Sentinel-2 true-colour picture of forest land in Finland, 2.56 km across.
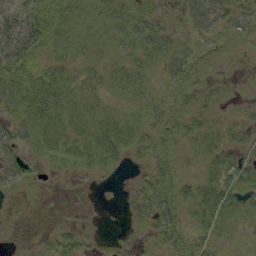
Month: September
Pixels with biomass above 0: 77%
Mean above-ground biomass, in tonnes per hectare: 23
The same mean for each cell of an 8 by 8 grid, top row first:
40 38 17 27 28 24 57 29
59 30 21 20 35 28 13 8
48 38 25 21 19 23 14 4
45 53 30 17 20 22 18 8
29 44 35 48 22 19 27 23
24 6 12 8 15 24 24 31
2 1 3 0 25 31 40 29
1 9 14 3 6 20 20 9
